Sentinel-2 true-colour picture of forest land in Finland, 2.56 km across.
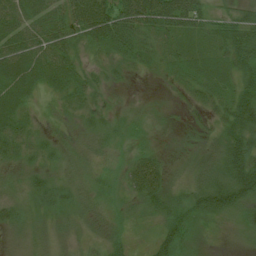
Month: July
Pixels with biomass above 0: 93%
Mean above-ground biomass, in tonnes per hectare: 32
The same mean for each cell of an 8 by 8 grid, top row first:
59 58 66 83 76 78 34 32
64 61 26 39 33 28 22 58
54 41 32 16 7 17 33 40
48 11 27 17 9 7 22 55
37 21 18 14 13 9 22 59
16 23 15 16 55 12 32 72
23 27 21 14 25 34 53 40
11 21 16 22 8 45 9 9
